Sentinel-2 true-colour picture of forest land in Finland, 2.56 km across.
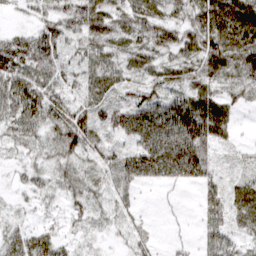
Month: March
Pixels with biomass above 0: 85%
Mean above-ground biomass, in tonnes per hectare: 46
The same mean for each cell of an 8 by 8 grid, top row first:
11 39 68 55 62 38 87 95
55 67 36 38 48 58 77 83
77 65 33 51 43 41 53 47
72 67 52 50 74 89 74 17
33 44 70 30 72 102 52 11
13 35 44 34 53 47 34 22
11 17 33 36 7 4 40 48
52 51 18 11 25 6 39 31
